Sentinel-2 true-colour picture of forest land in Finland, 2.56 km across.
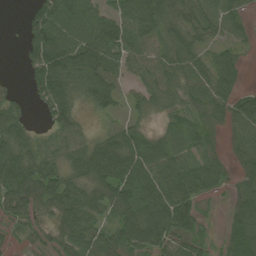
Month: August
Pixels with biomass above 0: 81%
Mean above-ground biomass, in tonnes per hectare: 60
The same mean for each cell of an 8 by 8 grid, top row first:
1 109 117 72 88 54 45 33
5 135 120 87 69 67 33 18
7 118 85 80 56 69 62 35
48 50 37 39 40 38 48 78
71 37 53 72 70 39 33 79
88 73 51 87 92 88 65 37
52 42 87 62 88 115 7 54
14 21 68 67 84 57 17 57
